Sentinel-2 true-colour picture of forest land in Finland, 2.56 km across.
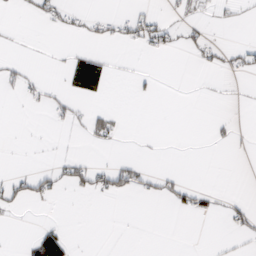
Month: February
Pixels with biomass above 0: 12%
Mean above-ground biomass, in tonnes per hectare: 7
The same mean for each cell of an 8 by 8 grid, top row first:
2 17 9 11 18 6 5 4
1 1 5 4 12 11 19 13
12 4 24 4 5 0 1 2
0 9 8 11 0 0 0 1
0 0 2 6 1 0 3 3
15 21 25 37 20 10 0 0
15 1 0 0 0 13 14 17
1 50 1 0 0 0 1 6
